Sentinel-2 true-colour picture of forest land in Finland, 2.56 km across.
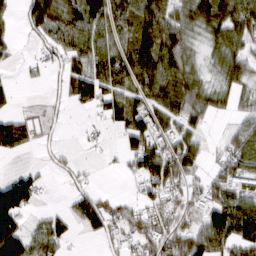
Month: March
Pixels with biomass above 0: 67%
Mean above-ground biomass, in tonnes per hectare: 58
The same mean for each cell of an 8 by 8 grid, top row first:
25 116 93 88 90 73 96 88
17 44 74 73 95 89 36 58
9 17 69 75 76 82 30 51
26 15 10 57 73 67 47 26
86 10 5 5 81 63 14 66
41 12 16 3 63 83 31 85
125 10 68 54 52 59 75 121
112 82 12 40 71 81 113 90
